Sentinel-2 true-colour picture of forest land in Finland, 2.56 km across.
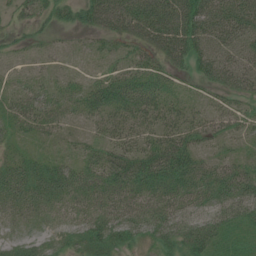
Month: July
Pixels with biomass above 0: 86%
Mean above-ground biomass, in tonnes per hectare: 42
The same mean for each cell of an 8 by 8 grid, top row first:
17 30 40 85 89 90 84 82
15 9 8 20 40 68 59 52
14 17 16 47 50 22 39 51
35 44 34 49 50 33 26 28
17 14 18 40 39 52 21 15
53 53 45 61 65 64 53 57
38 37 36 47 53 45 42 59
23 24 34 50 29 50 63 28
